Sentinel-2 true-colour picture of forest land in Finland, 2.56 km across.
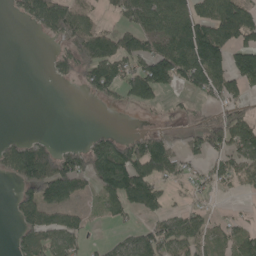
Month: May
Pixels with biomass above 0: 53%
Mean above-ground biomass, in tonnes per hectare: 72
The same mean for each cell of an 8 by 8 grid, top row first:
23 130 87 32 104 126 120 140
0 11 105 109 93 158 191 115
0 10 43 99 151 88 136 104
0 0 0 5 20 18 41 70
54 38 29 104 97 39 94 97
72 175 113 171 138 54 49 69
60 88 24 49 94 33 29 6
39 80 46 18 79 126 69 74
